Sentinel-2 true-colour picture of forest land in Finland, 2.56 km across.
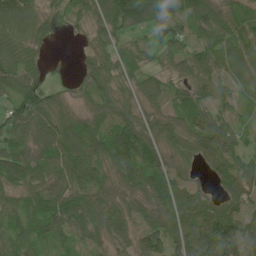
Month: June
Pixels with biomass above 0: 91%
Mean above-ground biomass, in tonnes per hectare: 86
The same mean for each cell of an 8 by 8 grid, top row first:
154 46 53 129 159 105 112 74
118 21 18 74 49 86 88 84
128 48 34 77 65 53 77 69
94 112 52 78 65 62 72 46
81 103 112 116 109 78 106 65
95 94 91 72 107 66 42 121
81 125 110 73 72 112 95 84
86 86 59 60 85 100 153 141
